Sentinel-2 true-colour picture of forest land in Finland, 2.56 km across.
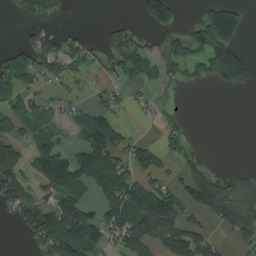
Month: August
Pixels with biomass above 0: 49%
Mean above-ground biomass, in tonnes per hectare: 77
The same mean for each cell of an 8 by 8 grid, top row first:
31 77 0 7 58 53 113 88
41 101 74 70 66 89 177 74
97 58 28 35 71 45 92 124
75 53 47 69 18 19 0 0
82 92 76 157 58 65 0 0
102 164 130 144 76 43 98 32
85 97 121 118 208 100 117 112
3 130 160 66 128 110 72 53
